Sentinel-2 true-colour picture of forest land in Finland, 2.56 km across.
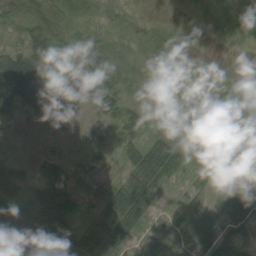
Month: August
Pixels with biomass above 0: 71%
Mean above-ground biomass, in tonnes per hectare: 26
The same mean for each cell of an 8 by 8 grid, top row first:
37 45 30 23 7 2 10 18
18 44 25 23 19 11 2 5
82 31 49 36 13 10 10 8
30 16 6 26 26 9 12 10
3 3 6 15 49 31 2 7
40 29 7 10 64 22 16 3
80 70 22 44 45 21 39 29
58 47 57 44 34 48 34 28
